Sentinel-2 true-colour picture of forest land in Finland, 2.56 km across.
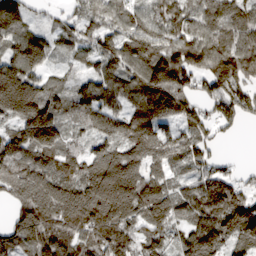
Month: March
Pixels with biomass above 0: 91%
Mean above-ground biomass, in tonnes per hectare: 132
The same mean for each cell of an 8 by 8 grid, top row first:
182 33 102 134 105 139 136 130
130 112 76 141 164 186 168 151
226 71 58 126 164 183 127 146
179 153 88 103 144 136 89 126
130 166 60 124 149 124 99 3
114 155 141 218 160 63 119 50
89 185 188 204 158 112 157 161
143 178 132 165 116 81 194 124
